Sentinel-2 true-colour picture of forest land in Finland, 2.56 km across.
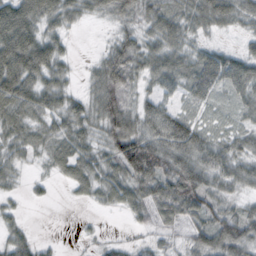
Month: October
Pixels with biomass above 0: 82%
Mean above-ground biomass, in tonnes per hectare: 43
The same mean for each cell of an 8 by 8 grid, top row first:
83 58 37 33 39 50 67 39
91 57 1 44 48 49 27 16
81 52 12 81 33 45 65 61
47 41 44 78 43 36 16 27
37 29 42 62 75 91 51 36
22 15 44 50 57 70 62 50
12 3 4 25 44 62 53 26
31 5 5 8 10 14 57 68
